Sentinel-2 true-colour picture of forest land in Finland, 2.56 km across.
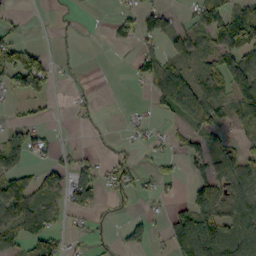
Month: October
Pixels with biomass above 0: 46%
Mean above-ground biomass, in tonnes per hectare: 41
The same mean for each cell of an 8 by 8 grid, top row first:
13 1 3 21 52 18 70 61
66 9 5 13 33 34 51 87
76 53 4 0 47 90 61 94
10 12 11 0 10 45 65 76
55 21 2 9 17 22 49 34
63 53 68 40 16 21 61 102
84 31 48 17 6 17 117 76
42 61 15 10 43 68 97 77
